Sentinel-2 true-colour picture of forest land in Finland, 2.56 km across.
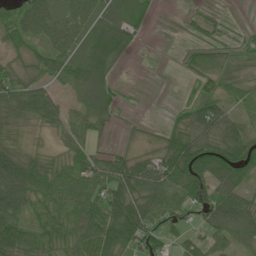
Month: June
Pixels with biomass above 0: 81%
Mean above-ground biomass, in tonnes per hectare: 58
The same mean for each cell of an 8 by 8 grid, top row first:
56 64 61 73 48 7 26 5
42 58 74 103 8 4 36 21
65 58 79 45 3 3 35 23
73 71 55 46 3 18 82 34
43 13 46 14 24 85 69 94
82 74 66 86 106 106 97 65
70 59 83 103 115 56 89 89
92 63 76 121 74 38 56 59
